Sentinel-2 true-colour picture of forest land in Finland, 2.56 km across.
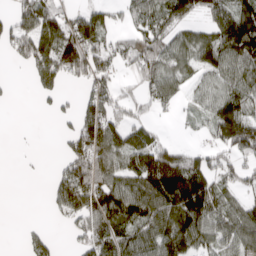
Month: April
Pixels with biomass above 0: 66%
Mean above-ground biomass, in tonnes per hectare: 84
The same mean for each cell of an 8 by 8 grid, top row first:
88 117 84 49 67 107 68 137
80 132 170 65 94 77 114 147
4 99 65 76 62 64 55 91
0 14 85 94 44 25 65 119
1 0 124 117 105 44 46 137
1 16 161 109 127 191 111 70
0 17 132 157 124 146 126 84
3 54 52 116 103 160 78 96
